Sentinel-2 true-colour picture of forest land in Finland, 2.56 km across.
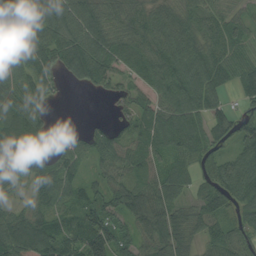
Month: August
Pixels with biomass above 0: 88%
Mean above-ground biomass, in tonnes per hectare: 80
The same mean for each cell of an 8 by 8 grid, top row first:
78 127 122 85 85 82 71 40
95 112 136 102 82 100 83 54
78 61 71 68 66 117 112 76
75 30 0 20 74 108 95 51
107 31 42 70 70 91 93 80
66 79 52 63 61 71 64 138
43 71 75 71 121 68 75 79
135 131 109 112 68 109 64 64
